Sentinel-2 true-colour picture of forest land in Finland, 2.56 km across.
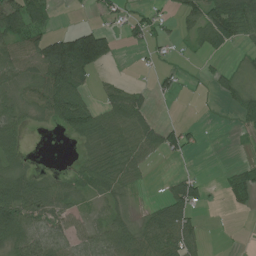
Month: July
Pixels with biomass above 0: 56%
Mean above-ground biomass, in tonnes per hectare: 46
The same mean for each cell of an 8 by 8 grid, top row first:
102 52 1 24 24 27 75 101
74 128 212 54 21 9 34 17
48 110 80 18 3 22 11 22
46 64 85 83 63 0 0 39
38 0 27 77 78 40 2 4
52 26 44 68 19 19 6 38
102 66 28 35 13 76 10 14
67 59 42 70 70 89 11 1
